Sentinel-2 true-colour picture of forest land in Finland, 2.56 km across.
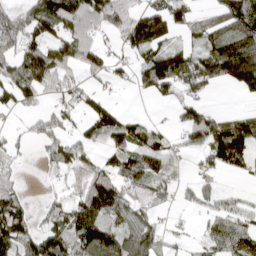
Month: April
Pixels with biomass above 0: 63%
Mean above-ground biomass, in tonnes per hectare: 72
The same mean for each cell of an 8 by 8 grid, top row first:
52 120 135 108 81 72 44 115
74 94 116 30 104 47 76 134
90 100 47 40 71 105 95 120
32 37 43 71 6 26 48 26
23 50 56 80 100 45 102 134
36 15 90 94 95 38 38 27
101 33 117 127 46 15 39 52
113 104 132 113 96 18 49 84
